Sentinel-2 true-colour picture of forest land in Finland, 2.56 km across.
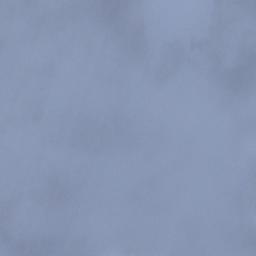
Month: December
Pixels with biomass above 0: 41%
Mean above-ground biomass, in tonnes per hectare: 48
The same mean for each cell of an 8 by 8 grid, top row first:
34 0 19 0 0 0 85 57
13 31 43 81 0 137 56 81
20 64 13 83 17 55 74 173
77 70 29 41 40 0 0 56
20 25 90 61 70 40 4 85
9 59 52 8 40 36 12 101
68 69 61 42 82 16 10 81
142 67 67 40 13 83 4 42
